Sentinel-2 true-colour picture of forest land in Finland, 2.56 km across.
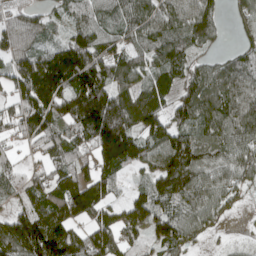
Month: April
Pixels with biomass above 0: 86%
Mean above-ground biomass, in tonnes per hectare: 95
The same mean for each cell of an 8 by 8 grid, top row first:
62 46 75 70 104 107 91 52
76 62 139 82 86 95 35 45
94 178 145 104 66 83 105 91
82 124 153 146 160 78 78 96
40 98 89 176 112 145 84 100
65 94 94 77 50 181 87 77
56 124 144 77 130 64 75 16
173 222 109 119 73 108 18 13
